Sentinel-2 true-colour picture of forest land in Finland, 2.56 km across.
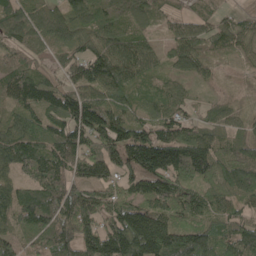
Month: May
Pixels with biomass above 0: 92%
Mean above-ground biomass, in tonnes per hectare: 101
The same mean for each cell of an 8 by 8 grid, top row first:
111 90 93 94 63 51 39 37
82 65 82 118 83 72 53 55
126 92 112 143 55 54 33 15
88 104 180 114 71 80 43 41
143 113 130 143 177 157 122 72
70 131 95 85 153 132 119 153
113 132 147 115 106 94 85 64
69 103 147 167 194 178 124 117
